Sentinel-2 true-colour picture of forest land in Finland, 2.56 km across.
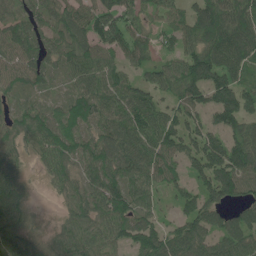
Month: June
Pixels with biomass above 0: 88%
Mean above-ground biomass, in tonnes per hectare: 88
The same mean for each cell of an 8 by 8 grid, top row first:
64 74 98 103 60 72 111 103
98 85 90 95 76 63 110 119
74 54 70 87 57 93 138 86
65 70 103 91 114 82 86 122
84 96 91 106 111 106 120 105
62 46 73 98 106 54 119 133
77 3 85 111 82 51 94 60
94 48 102 86 112 109 85 97
